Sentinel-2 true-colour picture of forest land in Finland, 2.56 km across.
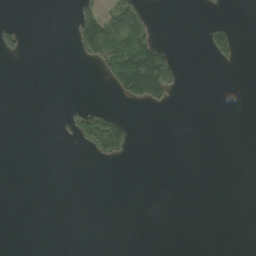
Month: September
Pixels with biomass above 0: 10%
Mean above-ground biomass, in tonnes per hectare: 12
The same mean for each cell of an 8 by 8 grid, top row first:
1 0 48 52 31 0 4 0
28 0 36 66 89 7 42 16
0 0 0 39 143 31 0 0
0 0 25 19 5 1 0 0
0 0 14 67 0 0 0 0
0 0 0 0 0 0 0 0
0 0 0 0 0 0 0 0
0 0 0 0 0 0 0 0
